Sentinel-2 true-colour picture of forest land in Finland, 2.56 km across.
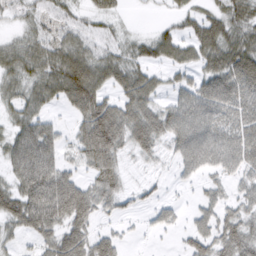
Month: March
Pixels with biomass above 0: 75%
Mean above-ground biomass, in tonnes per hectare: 44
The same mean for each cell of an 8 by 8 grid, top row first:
24 38 29 26 2 19 36 56
44 54 56 36 34 46 61 72
45 64 87 41 45 23 55 69
39 27 53 58 52 55 66 50
54 62 36 75 38 42 65 60
46 77 28 45 9 13 28 32
64 85 67 27 17 18 35 36
19 41 57 40 5 8 53 66
